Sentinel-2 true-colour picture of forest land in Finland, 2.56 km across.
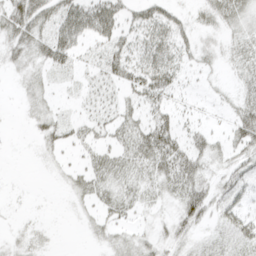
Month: April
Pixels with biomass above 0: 65%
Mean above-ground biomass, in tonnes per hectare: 26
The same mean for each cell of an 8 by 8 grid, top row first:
48 34 59 53 34 28 22 29
35 40 26 33 40 41 16 25
11 18 16 27 55 32 8 20
3 23 10 21 32 27 7 36
1 16 21 23 46 46 31 42
1 3 19 34 30 55 24 34
2 1 9 23 17 29 44 37
14 8 2 20 19 27 18 40
